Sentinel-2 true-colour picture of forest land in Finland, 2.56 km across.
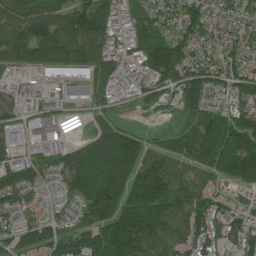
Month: June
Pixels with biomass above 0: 90%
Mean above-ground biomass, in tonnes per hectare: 111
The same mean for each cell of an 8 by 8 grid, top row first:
127 140 147 91 70 82 84 62
153 174 152 89 115 143 65 77
27 13 69 86 67 124 102 122
51 59 29 46 23 42 114 136
48 62 112 205 90 97 171 171
133 63 208 239 199 116 75 150
74 52 103 222 221 133 103 70
102 107 139 242 170 122 98 96
